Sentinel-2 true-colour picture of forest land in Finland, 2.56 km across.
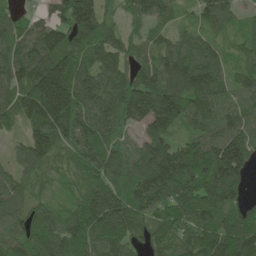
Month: June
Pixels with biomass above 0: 94%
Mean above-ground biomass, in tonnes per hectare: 105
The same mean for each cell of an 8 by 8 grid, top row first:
57 43 151 57 79 51 76 37
96 143 120 109 67 96 77 55
91 189 133 110 102 130 124 75
82 186 144 134 194 172 111 98
32 118 123 106 102 99 111 126
56 45 76 111 151 175 153 101
66 67 102 148 123 115 138 87
85 129 107 113 65 89 112 129
